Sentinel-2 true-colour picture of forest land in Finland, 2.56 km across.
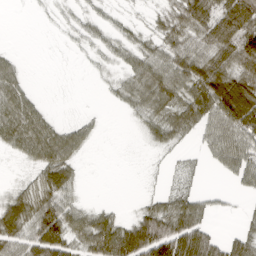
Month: March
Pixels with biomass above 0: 61%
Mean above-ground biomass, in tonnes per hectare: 39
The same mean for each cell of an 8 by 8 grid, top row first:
0 3 12 11 7 40 57 85
4 0 7 21 35 47 56 72
42 0 0 12 58 68 91 77
71 16 4 2 38 47 65 119
50 76 40 0 11 20 32 63
4 56 15 0 2 12 4 38
63 70 32 17 28 53 23 6
55 100 48 93 113 101 67 40
